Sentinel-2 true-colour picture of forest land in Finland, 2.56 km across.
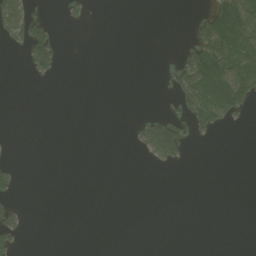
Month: August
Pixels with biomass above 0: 15%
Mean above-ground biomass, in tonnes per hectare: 23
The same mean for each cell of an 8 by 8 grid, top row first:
93 16 8 0 0 0 78 153
18 93 0 0 0 4 110 119
0 15 0 0 0 38 161 141
0 0 0 0 4 10 116 57
0 0 0 0 48 90 3 0
24 0 0 0 0 1 0 0
25 0 0 0 0 0 0 0
40 0 0 0 0 0 0 0
